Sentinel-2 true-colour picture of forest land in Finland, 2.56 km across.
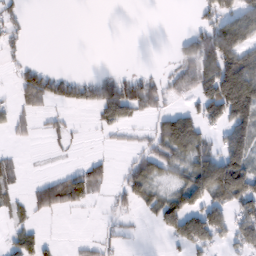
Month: February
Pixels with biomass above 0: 43%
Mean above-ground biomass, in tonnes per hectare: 53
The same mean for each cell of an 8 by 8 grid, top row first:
32 0 0 0 0 0 45 88
26 0 0 0 0 27 121 120
45 83 54 74 51 50 112 211
46 28 12 92 45 71 76 159
9 9 5 8 26 153 53 131
27 21 68 22 94 48 140 158
27 52 25 28 31 102 104 89
49 19 9 23 3 52 88 65
